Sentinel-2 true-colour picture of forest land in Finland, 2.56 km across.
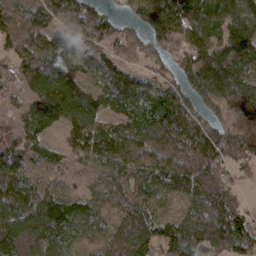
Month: March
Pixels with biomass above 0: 89%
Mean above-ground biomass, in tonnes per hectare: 103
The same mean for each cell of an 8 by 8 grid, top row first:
83 98 101 42 93 184 120 152
92 123 105 52 51 75 111 149
70 171 115 124 75 78 187 122
31 154 153 80 100 164 100 106
74 70 94 112 135 141 123 102
105 47 38 71 91 148 115 31
130 110 78 69 84 39 159 65
125 107 51 96 125 160 133 121
